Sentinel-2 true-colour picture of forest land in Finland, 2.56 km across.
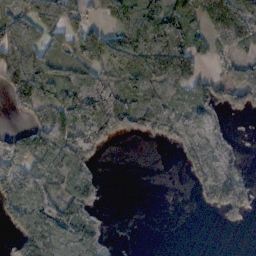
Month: November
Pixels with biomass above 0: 63%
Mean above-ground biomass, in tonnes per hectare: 71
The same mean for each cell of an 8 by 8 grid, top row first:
51 63 43 46 121 95 122 143
119 64 82 97 139 134 51 70
103 89 94 78 140 108 50 92
27 66 124 159 112 66 64 48
87 106 101 27 8 40 85 14
92 95 107 0 0 1 103 59
78 109 111 3 0 0 30 64
46 148 152 18 0 0 0 0
